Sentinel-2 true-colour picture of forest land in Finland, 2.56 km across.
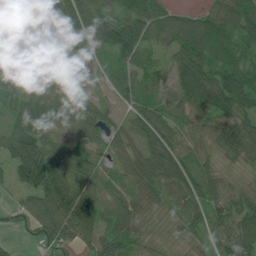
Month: July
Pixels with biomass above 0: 93%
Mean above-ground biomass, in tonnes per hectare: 69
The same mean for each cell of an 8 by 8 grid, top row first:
109 97 117 72 91 34 54 112
23 41 60 105 73 64 85 74
38 63 39 39 57 83 117 100
70 72 58 28 62 51 93 99
114 94 54 45 54 57 60 112
57 143 74 40 92 91 73 31
21 87 122 54 60 44 75 66
10 55 84 94 36 33 40 79
